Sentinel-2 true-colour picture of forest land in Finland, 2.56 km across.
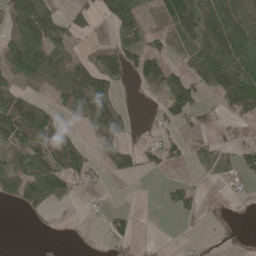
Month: May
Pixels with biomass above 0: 55%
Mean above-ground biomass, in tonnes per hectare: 56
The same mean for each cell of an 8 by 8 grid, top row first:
103 98 38 93 48 98 116 82
98 96 30 78 80 49 116 112
65 79 106 70 82 53 91 117
134 63 88 116 9 72 18 61
87 116 45 61 28 40 25 41
104 130 60 19 18 4 14 33
26 43 4 16 0 31 10 2
0 6 7 40 3 1 9 13
